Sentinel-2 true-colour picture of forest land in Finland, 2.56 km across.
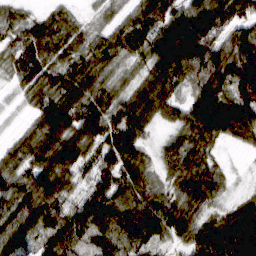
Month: March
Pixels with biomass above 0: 92%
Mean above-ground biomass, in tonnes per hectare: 98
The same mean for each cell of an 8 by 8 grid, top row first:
60 64 30 47 97 120 167 105
91 96 85 95 103 212 123 134
59 96 102 73 73 108 133 147
26 108 122 100 101 64 195 165
56 112 119 122 58 81 101 47
101 132 66 89 90 95 74 13
130 114 85 127 132 93 49 66
109 114 98 116 98 55 112 145
